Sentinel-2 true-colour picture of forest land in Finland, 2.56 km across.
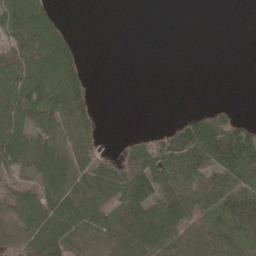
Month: May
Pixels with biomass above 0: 60%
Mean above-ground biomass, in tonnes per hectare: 50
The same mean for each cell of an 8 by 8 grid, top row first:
89 49 0 0 0 0 0 0
78 95 21 0 0 0 0 0
76 90 53 0 0 0 0 0
70 78 74 0 0 1 23 5
77 65 68 2 35 108 139 138
36 63 67 56 122 75 62 101
54 63 59 51 97 86 73 137
46 93 57 40 79 81 68 87
